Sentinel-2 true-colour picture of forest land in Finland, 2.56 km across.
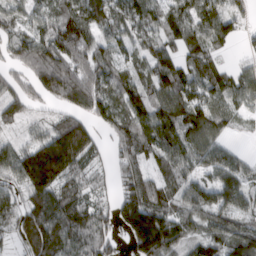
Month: March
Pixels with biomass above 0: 84%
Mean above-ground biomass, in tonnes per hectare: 93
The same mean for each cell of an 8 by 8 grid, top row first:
58 69 122 102 95 85 94 53
75 109 116 74 70 86 89 18
42 149 118 100 74 122 87 67
65 30 82 101 106 124 104 53
48 135 165 48 104 107 88 12
108 174 95 50 76 74 63 82
98 142 124 74 174 74 104 78
62 165 119 78 200 114 90 120
